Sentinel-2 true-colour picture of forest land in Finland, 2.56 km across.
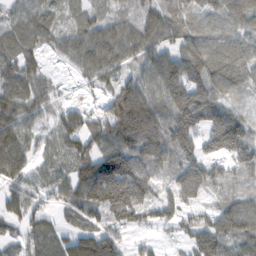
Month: February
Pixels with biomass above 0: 87%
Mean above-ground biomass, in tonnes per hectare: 92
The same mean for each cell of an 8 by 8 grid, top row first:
53 56 57 54 81 103 75 112
83 45 94 114 92 79 112 108
111 50 33 80 99 132 136 101
105 59 61 90 158 136 113 57
100 52 79 107 122 123 88 139
76 65 96 226 121 98 105 62
76 47 106 170 112 75 57 108
52 90 111 98 28 32 120 100
